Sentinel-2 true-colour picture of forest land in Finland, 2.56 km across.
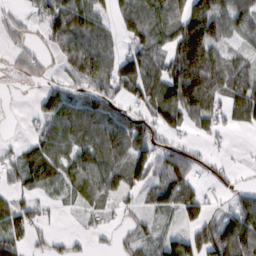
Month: February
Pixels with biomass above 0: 70%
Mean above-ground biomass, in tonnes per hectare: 70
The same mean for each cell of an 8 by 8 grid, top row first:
23 74 105 42 64 85 161 123
28 29 81 46 78 109 153 42
9 25 55 87 104 128 148 106
0 78 137 104 68 99 98 95
20 74 97 140 86 46 25 3
43 73 84 96 82 104 45 13
61 21 36 33 35 74 51 95
67 22 13 16 52 73 90 124
